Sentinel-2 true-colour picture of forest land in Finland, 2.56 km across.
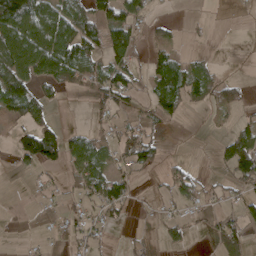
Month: April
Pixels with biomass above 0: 47%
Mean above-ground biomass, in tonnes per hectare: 44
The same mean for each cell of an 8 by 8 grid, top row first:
142 110 84 75 36 2 3 2
102 129 98 88 23 24 4 1
121 57 55 90 40 103 56 19
64 34 0 46 28 49 17 22
52 119 73 42 71 0 2 98
9 10 46 65 11 40 11 83
0 8 29 56 4 21 18 40
1 5 30 8 12 37 15 51
